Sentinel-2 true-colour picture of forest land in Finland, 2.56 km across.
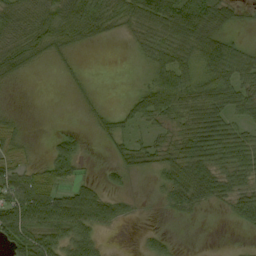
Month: September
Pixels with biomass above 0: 66%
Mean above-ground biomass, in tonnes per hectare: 42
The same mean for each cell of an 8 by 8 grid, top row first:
64 70 84 69 79 85 79 17
68 53 24 1 42 75 67 38
20 0 9 0 14 76 53 63
10 0 6 16 47 55 75 45
44 8 18 20 31 52 79 64
54 52 22 14 10 65 74 50
85 91 86 45 2 26 16 40
74 70 69 3 14 9 0 1
